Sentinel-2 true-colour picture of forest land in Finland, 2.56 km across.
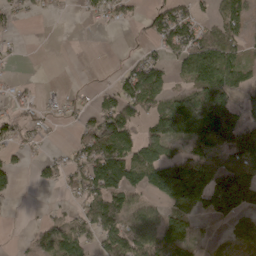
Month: April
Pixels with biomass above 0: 56%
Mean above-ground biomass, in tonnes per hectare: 60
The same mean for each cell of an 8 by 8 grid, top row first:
24 13 15 41 28 97 33 69
8 0 0 1 22 74 111 52
18 1 3 19 112 29 115 62
35 25 35 65 61 133 124 77
37 19 42 80 85 59 97 102
23 26 59 70 93 180 150 146
3 9 38 95 54 87 103 132
7 65 58 96 97 145 40 72
